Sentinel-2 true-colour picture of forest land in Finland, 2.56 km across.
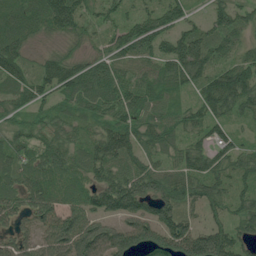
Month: July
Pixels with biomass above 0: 90%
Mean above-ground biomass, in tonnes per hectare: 79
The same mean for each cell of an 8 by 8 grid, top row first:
87 124 79 50 79 84 47 62
94 19 32 71 95 114 96 56
81 89 110 91 66 77 73 113
50 43 49 78 77 54 71 56
63 66 53 129 64 51 65 46
66 76 65 88 104 67 82 60
70 88 89 109 89 89 53 62
76 100 137 116 109 148 141 76
